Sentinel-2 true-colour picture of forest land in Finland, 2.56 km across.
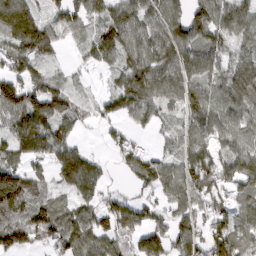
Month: March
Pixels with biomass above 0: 82%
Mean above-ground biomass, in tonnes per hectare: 86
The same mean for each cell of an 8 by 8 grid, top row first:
154 48 71 104 95 86 135 99
116 96 24 105 105 124 81 50
113 83 12 31 141 124 57 108
107 124 50 57 90 58 128 81
92 121 39 44 26 62 87 77
109 39 151 20 106 100 112 94
105 78 72 98 77 61 59 56
96 84 101 75 99 108 96 92
